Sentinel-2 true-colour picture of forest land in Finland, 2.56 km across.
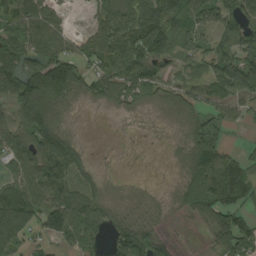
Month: August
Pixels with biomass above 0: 78%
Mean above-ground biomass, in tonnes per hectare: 73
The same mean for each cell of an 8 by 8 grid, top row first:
88 84 1 80 95 84 85 103
82 90 49 85 127 65 61 93
106 191 85 95 100 55 87 131
75 139 6 14 16 39 59 50
97 137 28 2 2 14 96 12
63 134 55 5 2 17 140 85
135 124 103 36 24 26 107 66
103 66 94 70 118 19 30 139
